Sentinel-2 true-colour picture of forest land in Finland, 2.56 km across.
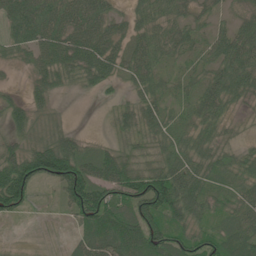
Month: June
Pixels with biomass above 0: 81%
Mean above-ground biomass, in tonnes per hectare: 52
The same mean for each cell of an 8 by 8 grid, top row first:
66 74 69 40 41 42 24 29
39 75 78 53 56 44 34 73
2 46 34 35 45 24 44 64
35 18 0 19 54 22 50 11
39 54 33 24 38 49 46 22
113 91 105 85 93 80 55 39
66 5 99 110 115 84 41 44
5 6 46 95 123 75 62 77
